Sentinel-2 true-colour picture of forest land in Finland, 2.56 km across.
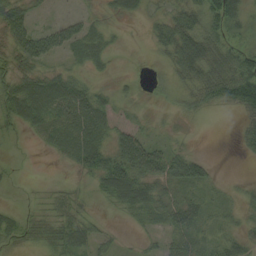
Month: September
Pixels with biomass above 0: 69%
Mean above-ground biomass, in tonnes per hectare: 29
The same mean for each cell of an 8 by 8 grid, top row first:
53 5 17 12 15 38 46 36
50 54 27 10 3 59 56 35
53 52 24 9 4 21 57 92
57 73 59 23 7 12 14 30
4 22 49 41 47 12 0 14
4 1 10 57 47 47 30 1
12 24 25 12 31 34 23 17
28 43 44 13 9 30 22 29
